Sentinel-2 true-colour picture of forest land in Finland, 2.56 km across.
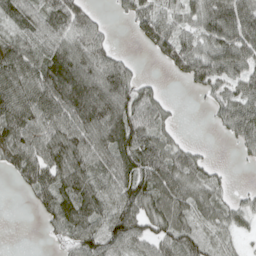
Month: April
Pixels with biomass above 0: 77%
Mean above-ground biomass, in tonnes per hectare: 66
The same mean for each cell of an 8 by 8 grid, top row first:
57 74 63 11 77 58 99 101
70 80 83 32 22 89 78 98
106 118 121 103 27 19 77 71
96 96 119 107 78 13 21 93
93 96 85 85 83 44 5 40
40 80 84 69 100 98 54 0
0 54 89 67 81 80 64 40
0 15 75 75 66 66 39 21
